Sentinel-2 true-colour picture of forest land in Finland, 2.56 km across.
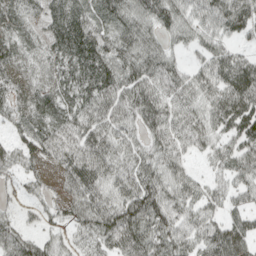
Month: April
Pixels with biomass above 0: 90%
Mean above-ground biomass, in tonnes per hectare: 59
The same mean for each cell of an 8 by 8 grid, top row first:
58 43 56 62 67 64 75 94
47 38 78 58 65 28 52 31
43 36 66 69 77 64 57 92
40 58 65 65 78 62 58 88
45 59 69 63 47 69 48 63
39 23 81 59 67 57 29 54
28 30 63 76 102 72 53 34
62 40 37 72 86 77 67 54
